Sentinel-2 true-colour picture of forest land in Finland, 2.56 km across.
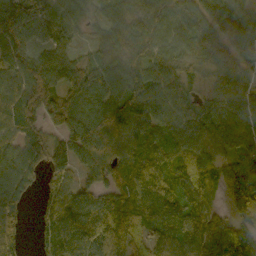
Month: October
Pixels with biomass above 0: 90%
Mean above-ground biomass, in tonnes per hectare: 90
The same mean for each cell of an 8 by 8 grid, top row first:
118 90 61 73 72 84 79 81
97 66 30 61 82 70 108 82
87 103 93 104 111 71 34 85
86 76 111 122 129 94 81 97
72 68 124 93 124 82 82 74
95 54 47 83 146 92 66 146
71 66 119 124 123 59 65 145
58 67 131 140 76 108 102 127
